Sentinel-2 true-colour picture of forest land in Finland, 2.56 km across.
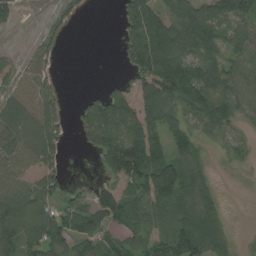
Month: August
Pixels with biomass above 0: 69%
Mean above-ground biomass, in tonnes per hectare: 68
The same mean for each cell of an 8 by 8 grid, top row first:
26 15 20 2 144 96 78 74
9 43 0 1 140 97 87 65
47 60 0 12 85 139 99 60
121 95 38 125 90 64 124 47
103 111 21 110 131 64 27 29
79 67 4 54 116 130 36 2
133 86 44 110 63 90 69 0
89 117 68 38 44 98 80 10
